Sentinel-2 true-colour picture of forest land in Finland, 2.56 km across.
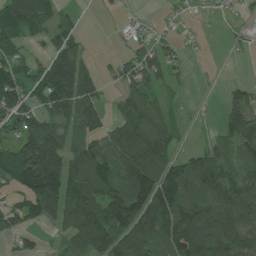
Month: June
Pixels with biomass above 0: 68%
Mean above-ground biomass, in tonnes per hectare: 81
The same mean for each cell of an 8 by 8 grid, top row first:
147 100 17 8 9 11 6 20
59 50 61 3 46 29 3 12
97 126 134 28 81 26 2 20
92 74 86 33 120 23 2 108
96 134 67 99 141 41 40 93
130 199 143 112 162 126 115 86
80 97 181 125 137 136 110 112
29 16 100 143 134 131 122 120
